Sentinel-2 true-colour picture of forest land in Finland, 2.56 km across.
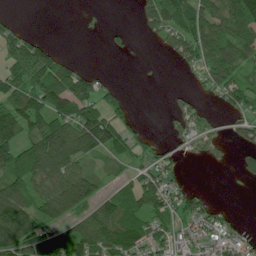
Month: July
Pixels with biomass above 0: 60%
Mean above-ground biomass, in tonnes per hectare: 65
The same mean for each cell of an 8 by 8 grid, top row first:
9 0 0 0 52 84 85 105
103 55 0 14 2 77 107 91
80 112 104 16 0 1 62 60
106 117 110 71 1 31 30 47
116 122 130 89 44 27 40 42
102 119 115 24 73 33 0 21
133 90 91 90 114 57 49 3
133 90 110 108 77 49 67 49
